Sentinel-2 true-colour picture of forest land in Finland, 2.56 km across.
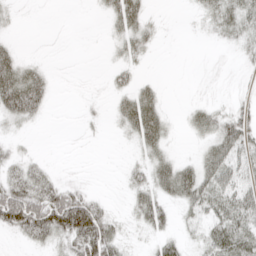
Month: April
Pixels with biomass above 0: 57%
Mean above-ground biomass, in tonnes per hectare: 23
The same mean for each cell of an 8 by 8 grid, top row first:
6 0 0 26 25 1 18 42
11 1 0 11 18 0 2 14
56 16 2 12 12 0 3 4
36 8 4 12 57 3 24 24
8 0 2 1 33 7 26 47
32 21 2 1 24 56 40 42
103 78 87 9 35 21 42 48
10 30 64 44 11 17 29 42
